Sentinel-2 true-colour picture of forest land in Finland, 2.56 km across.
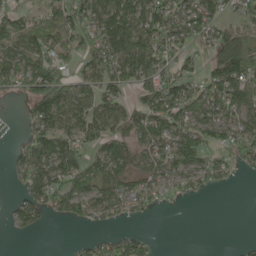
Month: May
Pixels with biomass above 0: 68%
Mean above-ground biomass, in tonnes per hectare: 88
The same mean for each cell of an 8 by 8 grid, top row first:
76 79 126 155 133 112 106 69
119 112 107 164 157 82 66 192
90 167 94 114 112 101 99 144
4 181 144 118 124 121 89 99
28 152 102 115 91 128 93 97
42 141 143 129 70 67 84 21
48 81 100 82 43 4 0 0
5 0 14 59 46 0 0 6
